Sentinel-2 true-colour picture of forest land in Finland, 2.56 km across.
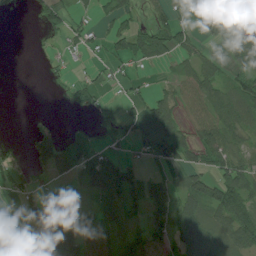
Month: July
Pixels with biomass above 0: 55%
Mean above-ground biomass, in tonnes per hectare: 41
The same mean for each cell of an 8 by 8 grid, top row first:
4 38 18 37 15 22 59 13
0 7 18 29 79 57 18 57
0 8 13 15 12 33 59 42
0 5 18 15 49 49 65 77
18 66 55 22 18 67 78 39
33 25 58 93 39 24 59 74
20 47 37 59 51 65 86 90
49 71 74 61 54 48 73 70
